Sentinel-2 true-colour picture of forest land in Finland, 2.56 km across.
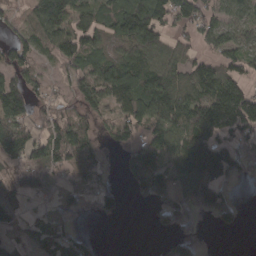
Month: March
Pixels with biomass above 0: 67%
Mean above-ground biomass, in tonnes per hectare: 75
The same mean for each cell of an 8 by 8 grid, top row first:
28 139 72 96 176 120 72 66
82 66 90 47 143 75 43 71
76 38 75 143 124 107 160 90
103 56 56 55 127 132 181 177
84 100 104 30 75 108 152 45
43 38 45 12 107 85 198 38
38 17 11 38 11 53 81 34
34 38 31 0 0 34 1 1
